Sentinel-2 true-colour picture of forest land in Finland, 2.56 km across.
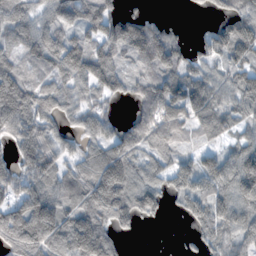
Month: November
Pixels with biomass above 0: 80%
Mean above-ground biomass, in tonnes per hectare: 86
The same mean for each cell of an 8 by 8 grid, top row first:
90 62 89 87 51 4 22 107
59 105 98 92 143 90 58 127
98 66 80 84 67 107 77 84
141 80 58 36 74 106 105 74
67 82 47 94 88 58 36 68
81 118 91 172 83 88 125 108
99 143 105 144 96 24 119 70
129 115 155 87 2 1 76 87
